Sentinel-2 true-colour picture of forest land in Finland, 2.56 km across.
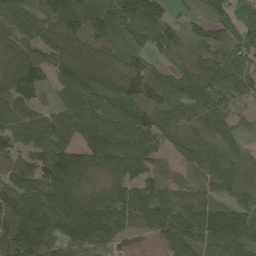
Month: May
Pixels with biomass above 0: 92%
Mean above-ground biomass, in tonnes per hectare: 86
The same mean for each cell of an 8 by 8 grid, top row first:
108 108 153 118 168 36 74 61
61 79 61 61 70 72 94 80
109 46 88 68 99 74 91 88
58 45 87 87 93 85 91 44
68 63 71 84 73 62 74 37
100 132 107 101 89 42 84 99
130 170 155 110 80 71 72 81
134 97 113 71 20 106 79 100
